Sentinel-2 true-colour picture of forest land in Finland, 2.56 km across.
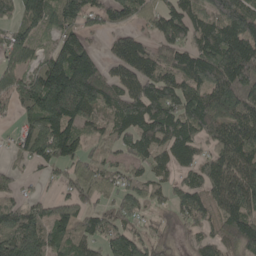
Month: May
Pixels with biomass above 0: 82%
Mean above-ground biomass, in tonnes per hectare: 111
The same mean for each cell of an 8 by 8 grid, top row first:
70 133 98 79 75 137 120 149
112 73 147 48 76 138 143 186
86 198 246 106 138 112 135 198
58 188 188 87 159 141 202 141
48 155 111 68 117 130 69 127
42 32 93 69 67 64 102 145
69 80 97 66 59 78 84 128
173 122 94 91 71 53 65 148
